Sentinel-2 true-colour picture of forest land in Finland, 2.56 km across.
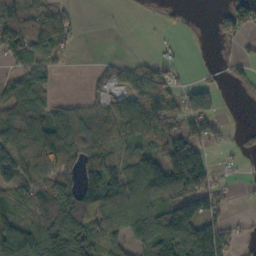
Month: October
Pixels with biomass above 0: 63%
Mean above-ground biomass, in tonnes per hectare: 82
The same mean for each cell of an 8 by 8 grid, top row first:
109 100 10 0 1 5 2 84
111 102 6 0 0 10 2 25
78 57 1 45 91 43 18 34
105 105 78 88 145 99 70 1
121 166 134 87 74 138 60 18
94 118 90 117 140 180 92 12
122 173 139 113 115 171 102 3
175 143 125 73 119 193 196 46
